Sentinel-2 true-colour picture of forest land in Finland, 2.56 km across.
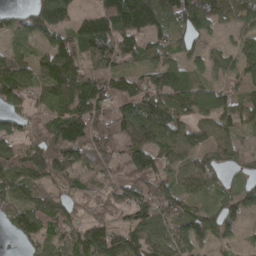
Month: April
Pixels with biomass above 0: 86%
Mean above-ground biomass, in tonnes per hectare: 97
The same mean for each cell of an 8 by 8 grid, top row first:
48 168 67 178 193 126 138 84
61 97 108 119 89 68 50 61
144 136 111 77 75 103 52 53
88 64 125 101 123 97 91 95
104 119 151 98 136 111 74 47
131 125 87 68 135 84 92 38
112 114 44 94 145 105 47 81
38 89 113 115 116 81 69 35
